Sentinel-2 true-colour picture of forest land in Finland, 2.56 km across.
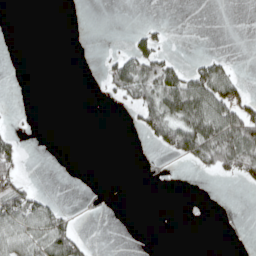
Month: April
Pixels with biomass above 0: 23%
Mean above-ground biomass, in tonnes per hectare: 21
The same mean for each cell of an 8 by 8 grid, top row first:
0 0 0 0 0 0 0 0
0 0 0 3 47 1 0 0
0 0 0 57 81 70 89 22
1 0 0 1 54 82 88 66
30 0 0 0 8 75 110 99
35 0 0 0 1 1 12 41
72 40 2 0 0 0 0 0
57 75 32 0 0 0 0 0
